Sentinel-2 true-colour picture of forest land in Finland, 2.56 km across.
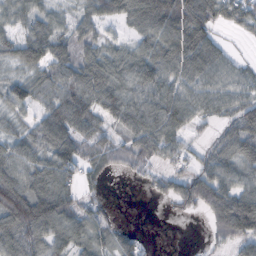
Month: October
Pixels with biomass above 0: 80%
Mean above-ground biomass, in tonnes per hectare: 69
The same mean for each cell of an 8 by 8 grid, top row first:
50 46 43 55 112 132 92 61
66 86 51 37 49 104 97 6
46 69 93 91 109 84 66 52
45 75 113 93 134 114 49 69
64 91 83 67 112 68 29 90
90 100 52 18 28 57 89 74
98 103 60 13 0 29 76 140
95 63 67 42 23 0 20 78
